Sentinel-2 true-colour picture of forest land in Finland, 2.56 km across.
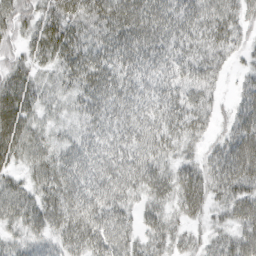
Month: March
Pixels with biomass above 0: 92%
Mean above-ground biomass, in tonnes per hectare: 51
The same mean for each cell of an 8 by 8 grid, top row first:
61 50 56 64 70 60 57 42
36 61 56 60 65 53 54 28
58 26 50 55 48 47 43 23
83 25 35 56 54 58 38 59
69 39 44 53 54 47 27 85
29 55 63 60 59 53 56 84
56 59 63 58 40 41 39 66
31 38 60 56 45 38 30 61
